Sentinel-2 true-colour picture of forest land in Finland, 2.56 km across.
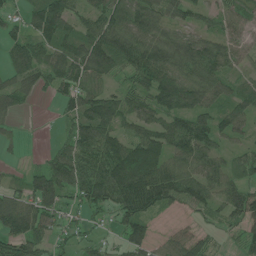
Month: June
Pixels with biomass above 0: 83%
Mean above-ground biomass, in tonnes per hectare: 73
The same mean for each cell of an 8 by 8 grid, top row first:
34 131 52 90 87 51 44 54
64 77 80 123 99 87 79 49
60 57 81 50 87 105 91 42
38 1 83 97 67 85 74 75
20 9 92 103 147 82 79 40
15 110 112 144 175 94 72 68
109 89 52 76 104 37 45 84
99 64 28 18 67 59 46 34
